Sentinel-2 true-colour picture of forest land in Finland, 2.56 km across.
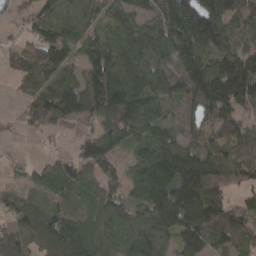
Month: March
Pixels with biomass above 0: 85%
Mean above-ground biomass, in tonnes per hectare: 95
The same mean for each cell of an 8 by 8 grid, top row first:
43 79 83 81 70 167 163 117
45 148 72 115 131 135 130 89
40 77 89 172 127 95 175 192
21 150 120 159 112 51 90 90
5 11 51 94 75 106 72 94
14 51 61 56 99 165 170 90
80 57 61 67 80 177 165 62
87 74 97 63 115 88 100 67
